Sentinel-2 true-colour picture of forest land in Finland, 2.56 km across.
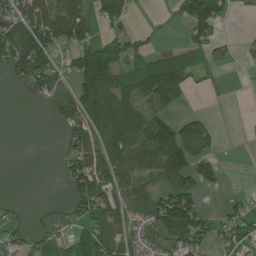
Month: June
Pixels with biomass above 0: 57%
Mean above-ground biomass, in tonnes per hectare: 73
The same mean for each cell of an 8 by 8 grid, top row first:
77 97 105 92 2 31 150 6
143 106 102 109 40 41 67 10
58 81 108 120 141 138 18 1
0 19 126 190 155 49 16 0
0 0 102 135 177 227 87 1
0 0 122 109 104 132 60 0
17 8 68 83 82 185 24 39
35 46 67 70 60 84 50 83
